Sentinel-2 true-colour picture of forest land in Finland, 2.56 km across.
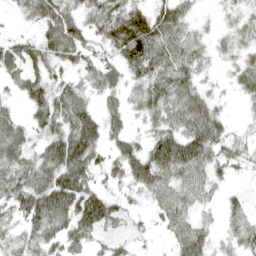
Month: April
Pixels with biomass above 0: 78%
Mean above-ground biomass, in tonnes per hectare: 40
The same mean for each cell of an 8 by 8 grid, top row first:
12 61 43 51 48 46 7 22
37 51 48 41 66 41 26 23
29 45 24 39 43 55 16 24
19 57 49 35 37 51 59 8
50 50 78 32 34 68 65 27
43 58 76 31 59 52 43 10
42 79 78 46 17 58 18 22
18 40 38 24 12 41 36 26
